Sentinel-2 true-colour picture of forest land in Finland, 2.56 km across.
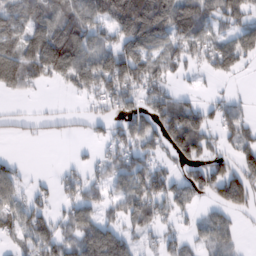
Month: February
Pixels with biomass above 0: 61%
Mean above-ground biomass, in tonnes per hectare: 70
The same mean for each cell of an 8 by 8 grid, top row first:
101 96 109 117 218 153 80 76
104 168 129 81 109 76 66 95
101 56 85 123 96 29 15 11
19 20 22 40 70 117 47 35
8 10 7 53 65 114 51 52
50 6 37 70 105 54 122 100
69 36 66 38 95 55 37 78
38 79 86 118 23 35 59 23
